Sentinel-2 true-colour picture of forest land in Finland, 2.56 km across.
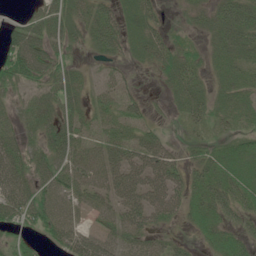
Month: June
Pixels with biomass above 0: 79%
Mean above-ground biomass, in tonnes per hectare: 48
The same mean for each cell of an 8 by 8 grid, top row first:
12 68 47 61 57 8 42 89
79 57 22 54 53 38 28 66
65 48 34 27 5 53 25 47
34 54 39 41 27 18 41 47
56 60 53 60 67 16 30 39
68 63 68 74 71 56 67 65
66 71 39 58 83 50 67 46
34 31 62 46 44 21 34 46
